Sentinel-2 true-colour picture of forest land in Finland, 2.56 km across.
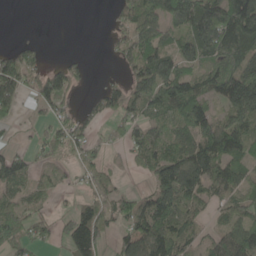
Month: May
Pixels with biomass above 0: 68%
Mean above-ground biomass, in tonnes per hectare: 80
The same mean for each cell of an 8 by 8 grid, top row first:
0 0 0 27 120 102 184 205
49 10 2 24 106 75 128 154
112 114 39 23 112 135 97 164
42 55 38 59 102 93 81 134
24 77 65 30 98 82 123 93
96 27 39 33 31 174 121 78
82 31 62 61 99 121 46 68
101 48 150 48 134 117 44 125
